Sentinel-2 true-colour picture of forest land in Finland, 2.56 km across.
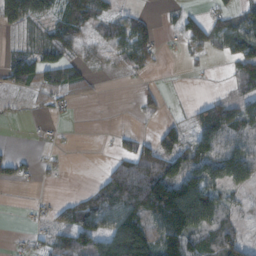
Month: November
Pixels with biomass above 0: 58%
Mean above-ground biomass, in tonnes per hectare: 56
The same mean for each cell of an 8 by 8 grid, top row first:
136 79 85 41 25 29 35 68
21 78 56 63 62 13 43 119
61 49 50 21 10 1 4 65
10 22 4 0 15 10 83 85
3 12 0 8 27 56 102 87
41 10 0 70 124 101 118 96
1 16 65 95 133 211 137 25
7 35 76 115 128 139 64 58
